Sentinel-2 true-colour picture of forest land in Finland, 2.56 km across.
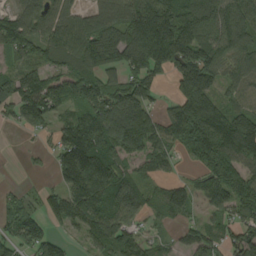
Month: August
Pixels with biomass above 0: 81%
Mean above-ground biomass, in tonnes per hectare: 122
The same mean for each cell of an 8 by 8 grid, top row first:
86 97 79 118 232 193 184 169
133 106 139 171 257 209 143 128
114 127 143 102 160 116 165 87
93 124 112 165 150 133 188 106
1 30 214 162 123 110 198 202
2 20 204 147 71 36 120 147
74 80 146 127 72 118 65 139
90 89 41 127 66 33 96 108
